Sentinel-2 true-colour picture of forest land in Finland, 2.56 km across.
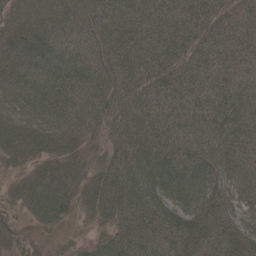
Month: May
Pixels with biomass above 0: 96%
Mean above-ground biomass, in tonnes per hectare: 61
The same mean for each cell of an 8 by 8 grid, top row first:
44 69 83 92 80 78 64 38
61 82 72 85 79 74 58 42
72 77 77 62 65 69 61 40
69 71 66 64 64 66 63 48
54 60 43 40 71 71 66 50
27 55 46 61 87 75 68 40
24 64 36 65 79 70 74 41
23 14 18 57 72 66 63 67
